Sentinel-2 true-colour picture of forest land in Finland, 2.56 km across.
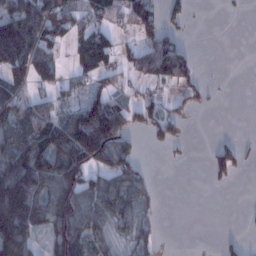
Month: January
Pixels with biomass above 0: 53%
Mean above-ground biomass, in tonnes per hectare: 58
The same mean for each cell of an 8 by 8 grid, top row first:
77 118 62 50 70 25 0 4
98 90 56 59 73 75 0 0
77 59 37 40 51 70 7 0
100 75 105 133 49 31 7 0
98 107 153 111 12 25 6 23
159 128 101 74 34 0 20 12
187 106 115 83 37 0 0 2
149 58 87 48 44 0 0 15
